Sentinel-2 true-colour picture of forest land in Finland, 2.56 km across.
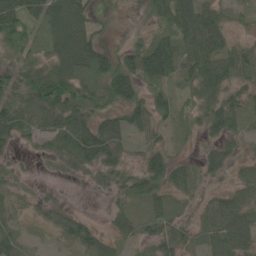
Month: May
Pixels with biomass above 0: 74%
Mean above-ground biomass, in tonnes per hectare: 40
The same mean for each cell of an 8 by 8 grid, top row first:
70 53 63 6 12 80 51 13
44 35 94 20 61 57 64 34
47 72 52 72 59 32 64 39
49 71 61 38 47 25 42 40
24 34 80 49 30 11 21 19
16 7 21 34 59 41 19 27
16 33 6 22 25 18 31 56
32 7 54 34 31 48 33 59
